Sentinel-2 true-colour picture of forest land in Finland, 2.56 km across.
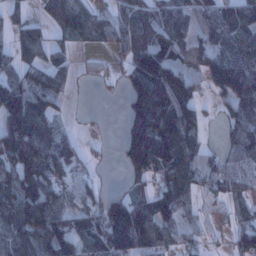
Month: January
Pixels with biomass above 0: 73%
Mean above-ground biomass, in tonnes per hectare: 88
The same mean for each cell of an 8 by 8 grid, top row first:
35 57 72 47 81 98 98 113
82 64 22 48 113 79 71 108
76 88 18 18 165 139 78 185
168 109 8 0 152 169 28 108
178 133 42 8 210 157 34 103
141 122 44 8 80 110 64 63
125 134 62 134 96 95 13 44
114 129 79 172 128 51 19 64
